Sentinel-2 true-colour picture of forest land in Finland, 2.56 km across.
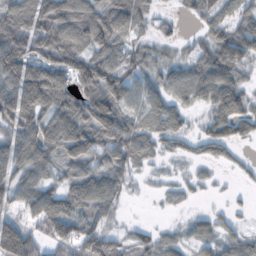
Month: October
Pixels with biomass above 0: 78%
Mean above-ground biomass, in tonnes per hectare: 60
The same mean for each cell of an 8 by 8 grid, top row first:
86 95 100 91 43 15 44 65
84 76 76 69 33 22 64 100
96 110 84 89 47 51 87 46
120 76 91 109 58 56 45 71
81 86 112 83 49 33 53 35
54 47 68 68 13 10 11 8
35 67 47 39 1 8 8 7
135 57 98 51 34 34 34 40
